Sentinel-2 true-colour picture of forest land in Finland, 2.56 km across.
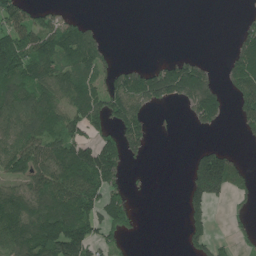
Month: June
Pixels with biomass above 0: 51%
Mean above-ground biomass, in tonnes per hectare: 82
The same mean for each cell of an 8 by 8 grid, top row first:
112 66 20 0 0 0 0 10
152 141 151 19 0 2 0 80
119 109 121 78 112 156 69 104
111 124 119 121 81 3 106 57
122 128 140 86 75 0 30 9
101 149 193 135 4 0 282 63
129 154 171 138 3 0 84 17
147 183 188 61 4 1 93 24
